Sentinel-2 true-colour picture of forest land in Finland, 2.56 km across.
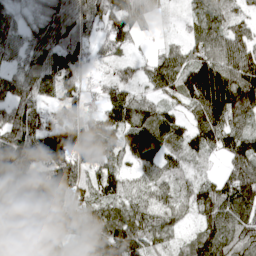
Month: April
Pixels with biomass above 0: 91%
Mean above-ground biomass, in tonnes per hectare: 94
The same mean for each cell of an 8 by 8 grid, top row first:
47 93 92 122 76 10 84 67
56 108 73 59 8 41 93 122
78 75 67 71 51 85 193 172
87 63 63 100 90 49 144 158
102 158 157 61 151 69 74 93
137 151 93 94 47 60 27 124
169 167 100 95 81 75 98 109
69 141 81 175 115 41 108 100
